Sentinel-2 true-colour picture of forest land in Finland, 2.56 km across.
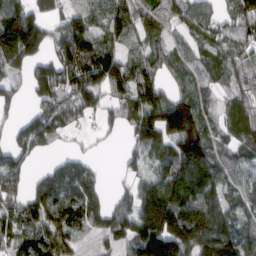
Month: March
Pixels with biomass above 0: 80%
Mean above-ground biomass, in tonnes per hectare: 104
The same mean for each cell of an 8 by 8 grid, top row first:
167 95 82 97 73 71 72 124
245 93 172 73 68 37 49 67
36 163 145 139 142 47 53 86
39 96 93 63 150 160 44 88
77 73 12 12 136 144 115 78
121 73 110 5 72 170 174 74
106 133 95 75 176 183 156 72
87 129 42 58 217 219 183 137
